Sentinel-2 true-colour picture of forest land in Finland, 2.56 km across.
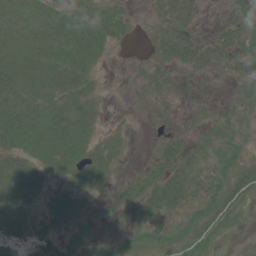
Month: June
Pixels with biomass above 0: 63%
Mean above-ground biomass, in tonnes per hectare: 15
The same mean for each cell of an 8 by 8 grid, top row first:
24 23 35 27 3 41 2 17
16 19 27 11 2 42 33 25
23 21 18 0 4 4 3 18
30 19 15 1 0 2 5 4
20 21 20 7 1 16 6 6
33 9 19 8 15 22 12 17
26 15 13 10 17 16 13 11
13 10 10 7 7 8 13 2
